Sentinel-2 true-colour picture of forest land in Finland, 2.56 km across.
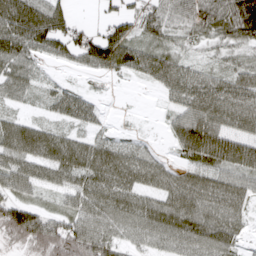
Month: April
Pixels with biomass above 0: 80%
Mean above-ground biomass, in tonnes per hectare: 55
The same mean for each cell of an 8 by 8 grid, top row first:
119 106 9 38 50 50 77 107
84 53 68 103 49 27 18 35
66 13 6 11 26 66 50 50
22 18 49 3 1 42 92 78
87 69 46 35 16 45 113 72
75 46 52 71 58 44 51 53
77 23 60 72 64 83 68 42
50 109 101 59 44 65 83 30
